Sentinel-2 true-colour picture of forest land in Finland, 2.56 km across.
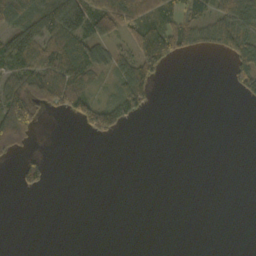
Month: October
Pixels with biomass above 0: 36%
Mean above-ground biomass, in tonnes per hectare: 31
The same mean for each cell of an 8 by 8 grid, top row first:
83 98 99 108 78 57 55 75
85 74 84 49 89 69 29 66
63 88 77 34 76 0 0 43
110 24 50 67 25 0 0 0
57 0 0 3 0 0 0 0
21 29 0 0 0 0 0 0
0 0 0 0 0 0 0 0
0 0 0 0 0 0 0 0
